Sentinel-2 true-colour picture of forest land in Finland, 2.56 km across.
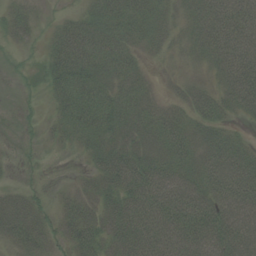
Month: August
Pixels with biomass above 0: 78%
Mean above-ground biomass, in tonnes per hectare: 43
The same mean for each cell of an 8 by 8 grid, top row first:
26 4 26 53 54 27 72 82
10 27 78 56 26 18 58 77
4 35 67 44 25 13 16 75
4 10 69 62 39 27 39 31
3 7 23 41 37 58 44 30
3 2 11 56 68 64 62 74
45 14 43 44 76 80 73 72
40 29 46 43 79 76 76 75
